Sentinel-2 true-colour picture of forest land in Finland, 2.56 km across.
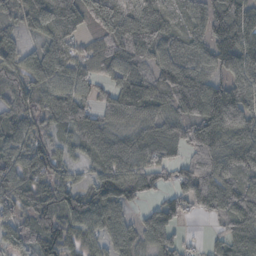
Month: October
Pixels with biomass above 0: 89%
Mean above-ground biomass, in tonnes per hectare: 80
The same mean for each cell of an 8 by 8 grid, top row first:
34 81 70 114 100 54 76 113
62 67 40 77 92 67 82 125
68 97 71 63 87 124 82 105
79 76 83 61 73 88 139 140
81 56 55 87 77 83 102 112
98 90 29 105 93 56 99 86
70 94 105 104 24 59 66 108
64 98 66 80 52 50 17 74
